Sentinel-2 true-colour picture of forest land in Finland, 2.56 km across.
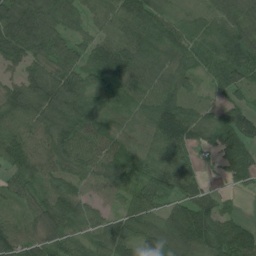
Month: July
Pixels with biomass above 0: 91%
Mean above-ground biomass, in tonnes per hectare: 85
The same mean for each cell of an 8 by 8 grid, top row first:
140 112 75 80 115 43 57 86
126 109 70 108 95 82 85 120
69 118 88 84 77 80 40 80
109 136 99 53 72 107 44 80
102 98 90 73 70 100 55 112
73 72 65 72 94 99 19 75
36 102 83 40 103 68 84 21
107 82 54 99 105 102 113 131
